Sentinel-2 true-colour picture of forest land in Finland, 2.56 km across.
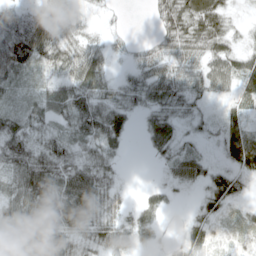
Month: April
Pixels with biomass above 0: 83%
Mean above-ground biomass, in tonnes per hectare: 34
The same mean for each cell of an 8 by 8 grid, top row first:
43 48 22 5 3 66 76 9
99 57 43 17 18 43 50 24
30 24 58 24 35 43 43 38
26 32 53 45 23 23 10 23
54 38 27 33 10 28 9 56
45 70 57 22 0 29 26 27
48 54 65 22 28 6 21 12
54 77 24 38 19 15 23 14
